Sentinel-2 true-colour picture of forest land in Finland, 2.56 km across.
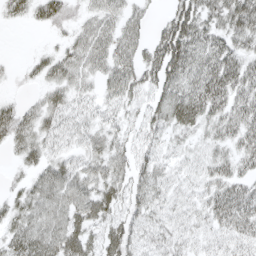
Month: April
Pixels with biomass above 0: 83%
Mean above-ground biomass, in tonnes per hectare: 37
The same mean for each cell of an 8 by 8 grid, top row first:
23 43 22 39 23 50 42 63
0 12 43 51 39 74 48 36
6 31 28 46 42 51 58 50
38 41 31 25 35 55 48 45
35 32 26 38 32 20 24 38
11 50 44 45 38 20 27 31
33 50 52 41 36 22 28 42
41 55 53 46 34 28 19 29
